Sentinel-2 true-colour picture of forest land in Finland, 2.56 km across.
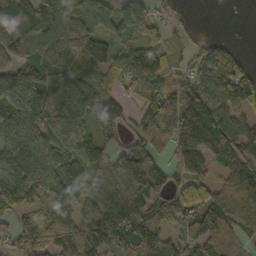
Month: October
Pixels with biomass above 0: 85%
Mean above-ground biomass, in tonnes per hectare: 102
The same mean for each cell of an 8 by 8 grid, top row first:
215 117 99 76 63 19 0 1
127 112 128 74 102 40 51 12
123 136 103 86 160 95 109 99
100 142 116 99 79 115 111 75
101 139 146 68 77 98 131 122
122 118 109 90 134 69 68 131
98 89 102 151 102 124 127 114
103 126 118 121 194 88 117 44
